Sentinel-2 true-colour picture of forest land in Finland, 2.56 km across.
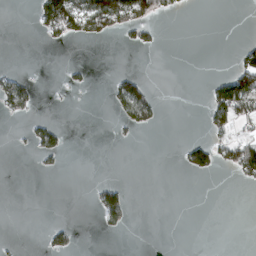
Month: March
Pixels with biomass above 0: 15%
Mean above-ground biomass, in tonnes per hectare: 22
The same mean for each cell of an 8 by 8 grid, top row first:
0 105 118 142 73 16 0 0
0 9 2 0 27 0 0 21
37 1 9 15 25 0 12 111
39 1 0 18 70 0 52 97
1 49 0 5 1 2 54 84
0 5 0 0 0 3 25 45
0 0 0 72 0 0 0 0
3 25 7 1 0 0 0 0
